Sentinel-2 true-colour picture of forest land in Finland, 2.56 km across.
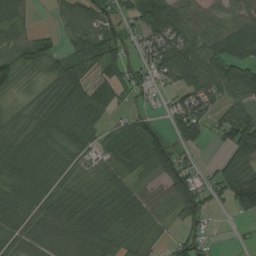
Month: August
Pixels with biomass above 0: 82%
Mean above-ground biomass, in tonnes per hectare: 65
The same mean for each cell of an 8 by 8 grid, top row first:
46 7 92 69 92 76 49 67
65 57 87 87 63 103 80 106
40 45 69 73 59 82 88 91
26 72 83 37 32 63 71 85
69 72 66 59 90 64 26 125
76 65 34 67 26 124 29 109
68 65 84 75 67 52 62 75
52 58 62 58 49 48 36 6
